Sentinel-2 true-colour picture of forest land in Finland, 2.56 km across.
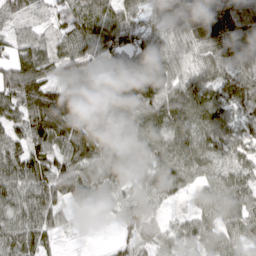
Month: March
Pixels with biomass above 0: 93%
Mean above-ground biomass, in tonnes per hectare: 77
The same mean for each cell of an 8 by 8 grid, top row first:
54 29 83 78 68 61 107 95
59 64 82 97 88 62 82 91
110 96 97 89 116 72 71 110
83 166 109 97 102 90 86 76
68 105 120 73 68 71 80 74
98 108 86 71 58 72 47 60
87 96 60 54 57 21 61 88
84 45 3 14 46 55 70 70
